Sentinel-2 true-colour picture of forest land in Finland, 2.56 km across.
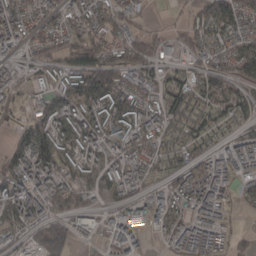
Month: March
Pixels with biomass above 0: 81%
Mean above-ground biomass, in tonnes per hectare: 85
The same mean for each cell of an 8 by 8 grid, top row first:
130 96 103 113 41 14 133 132
70 90 116 122 136 66 86 108
49 56 142 164 89 64 106 74
49 117 101 111 97 119 95 74
89 142 84 72 91 111 50 78
114 110 77 61 66 75 82 57
77 67 107 41 70 79 80 17
53 86 39 72 35 71 68 37
